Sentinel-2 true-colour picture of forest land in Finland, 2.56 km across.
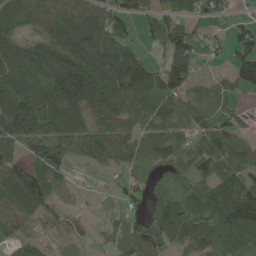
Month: May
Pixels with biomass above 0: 81%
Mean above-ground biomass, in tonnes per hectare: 83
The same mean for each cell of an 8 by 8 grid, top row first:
86 83 118 101 54 75 52 22
79 98 138 151 37 99 40 94
139 153 178 147 112 110 26 77
151 121 94 78 85 95 59 31
83 90 68 87 71 79 95 62
83 101 9 30 48 66 72 84
98 54 27 28 41 101 118 142
58 44 37 56 117 84 97 112
